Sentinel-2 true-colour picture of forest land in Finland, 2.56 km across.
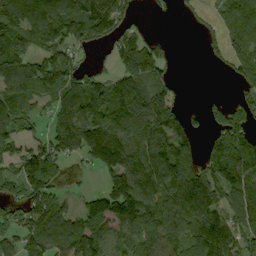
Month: September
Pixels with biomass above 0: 73%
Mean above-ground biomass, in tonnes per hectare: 106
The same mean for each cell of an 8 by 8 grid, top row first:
135 137 157 169 13 12 22 115
115 103 80 59 110 12 21 86
136 130 105 83 113 35 0 57
107 65 153 123 128 84 47 84
69 115 194 234 147 157 60 162
78 84 14 123 157 153 127 169
81 129 60 140 162 141 139 125
82 129 147 85 123 108 175 110
